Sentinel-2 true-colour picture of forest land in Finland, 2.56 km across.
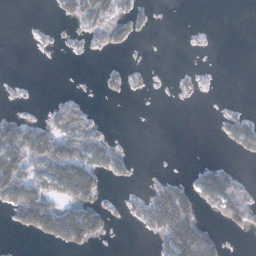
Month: January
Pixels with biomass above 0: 31%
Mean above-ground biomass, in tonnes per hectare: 30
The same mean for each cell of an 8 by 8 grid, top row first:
0 2 58 54 15 0 0 0
0 5 10 24 1 0 3 0
2 0 1 12 6 4 4 0
13 23 67 0 0 0 0 13
117 84 78 24 0 0 0 40
100 87 117 23 5 11 49 23
71 80 80 16 44 136 30 82
2 31 71 5 5 124 71 2
